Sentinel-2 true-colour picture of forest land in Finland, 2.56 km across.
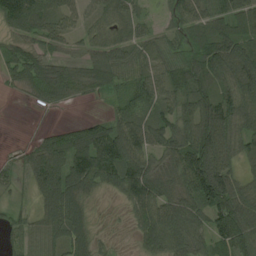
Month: August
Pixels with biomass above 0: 82%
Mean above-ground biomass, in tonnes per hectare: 65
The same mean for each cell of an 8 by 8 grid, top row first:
108 73 46 72 27 43 77 79
49 41 31 73 45 34 92 98
38 86 55 51 61 70 84 106
0 12 2 27 43 60 92 93
6 59 94 131 75 70 112 68
22 101 109 88 111 79 139 56
18 68 58 5 77 89 91 110
36 50 63 15 52 80 66 100
